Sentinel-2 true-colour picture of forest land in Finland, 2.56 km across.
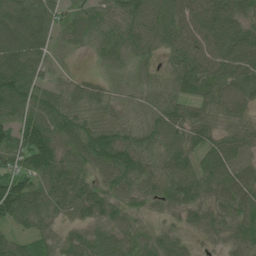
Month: June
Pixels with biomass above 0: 94%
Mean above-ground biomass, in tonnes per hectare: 67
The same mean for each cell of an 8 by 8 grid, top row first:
108 74 56 54 91 74 89 82
115 57 26 59 58 66 77 103
115 38 34 38 42 54 83 99
76 82 58 43 50 62 43 61
79 93 84 116 60 72 68 52
97 94 69 62 71 94 72 64
100 64 58 49 30 54 61 79
56 38 51 62 45 43 23 64
